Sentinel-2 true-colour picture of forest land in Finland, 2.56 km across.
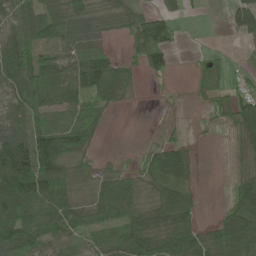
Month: June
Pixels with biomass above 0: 72%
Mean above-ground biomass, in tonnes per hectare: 52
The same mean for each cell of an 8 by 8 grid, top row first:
64 81 71 39 40 30 3 58
102 80 55 17 57 20 5 9
95 94 82 100 15 5 47 15
61 57 46 23 0 5 16 70
110 120 62 0 12 35 3 26
138 109 39 46 43 66 0 27
103 71 44 67 50 83 4 72
95 48 32 48 90 82 57 106
